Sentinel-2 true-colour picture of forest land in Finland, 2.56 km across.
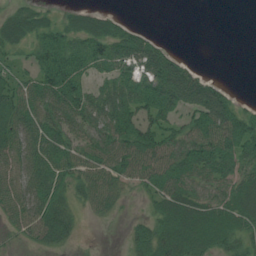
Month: July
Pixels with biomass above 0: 72%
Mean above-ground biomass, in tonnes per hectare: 47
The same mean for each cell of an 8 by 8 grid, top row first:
35 19 36 27 0 0 0 0
26 62 53 71 74 9 0 0
38 62 52 48 70 103 41 0
54 67 67 76 56 49 88 42
58 64 64 79 82 63 80 75
57 65 55 59 60 68 61 57
51 67 20 28 8 64 54 63
11 41 8 0 45 64 50 42
